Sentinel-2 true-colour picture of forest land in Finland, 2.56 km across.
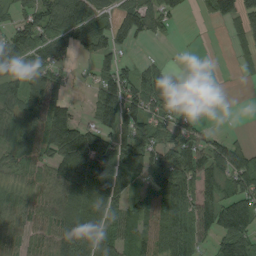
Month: August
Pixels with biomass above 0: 72%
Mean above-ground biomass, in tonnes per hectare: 73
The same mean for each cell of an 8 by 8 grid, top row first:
50 101 108 62 111 41 39 82
100 78 70 66 6 1 0 33
42 67 11 103 77 45 1 8
74 102 23 105 93 71 11 0
66 97 142 113 85 69 70 47
36 49 105 136 71 121 88 103
73 48 102 75 96 105 106 119
67 62 165 77 91 113 51 110
